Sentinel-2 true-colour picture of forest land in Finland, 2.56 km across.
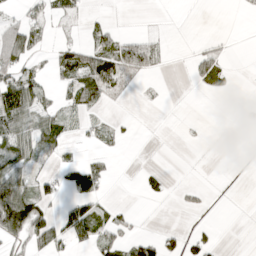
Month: April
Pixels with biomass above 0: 33%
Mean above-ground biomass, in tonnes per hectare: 23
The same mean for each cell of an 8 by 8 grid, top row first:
14 26 21 3 0 0 0 4
73 17 36 50 51 0 10 0
60 15 54 72 9 0 44 0
85 32 29 3 0 0 0 5
59 45 11 13 0 0 1 0
41 20 66 13 14 0 0 2
153 30 46 17 0 3 4 0
43 63 28 32 31 22 17 0
